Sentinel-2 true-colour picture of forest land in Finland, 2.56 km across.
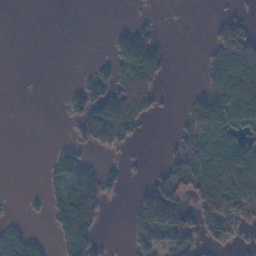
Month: November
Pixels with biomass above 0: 41%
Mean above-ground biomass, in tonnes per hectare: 51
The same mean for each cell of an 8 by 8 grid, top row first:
0 0 0 0 8 1 2 32
0 0 0 33 114 1 25 105
0 0 17 80 119 1 46 105
0 0 67 176 79 8 156 102
0 2 43 89 7 35 89 74
0 32 115 37 13 79 111 111
3 50 219 7 113 133 93 105
66 16 168 7 60 72 38 29
